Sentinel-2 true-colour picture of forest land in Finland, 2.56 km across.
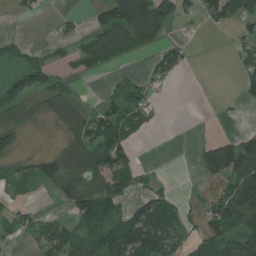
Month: July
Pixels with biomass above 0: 50%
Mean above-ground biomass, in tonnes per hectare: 60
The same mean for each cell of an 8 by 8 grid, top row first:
12 4 10 131 268 82 52 67
41 19 51 119 76 29 0 40
85 58 15 6 29 20 0 29
71 42 56 57 58 0 0 6
49 3 77 114 6 0 63 101
41 88 110 110 21 3 70 130
35 4 99 78 79 60 52 139
21 60 77 112 141 79 109 175
